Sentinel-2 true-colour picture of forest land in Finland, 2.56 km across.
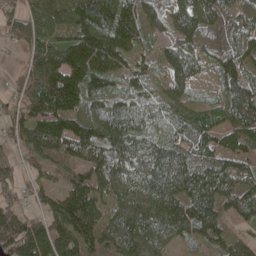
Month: May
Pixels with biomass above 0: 90%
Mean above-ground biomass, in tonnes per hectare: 110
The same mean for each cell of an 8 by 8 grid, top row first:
59 112 140 159 96 89 122 78
43 115 190 186 48 76 57 103
48 182 177 99 64 76 22 129
72 169 111 95 55 71 58 136
76 165 144 119 78 94 76 91
68 63 103 92 99 147 144 127
88 98 225 83 124 158 163 114
194 192 185 124 131 78 99 76
